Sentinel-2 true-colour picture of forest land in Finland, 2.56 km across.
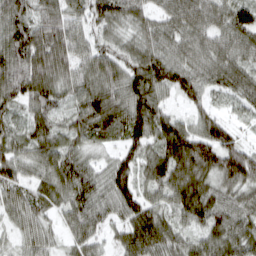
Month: March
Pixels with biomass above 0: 96%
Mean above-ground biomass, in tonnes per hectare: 82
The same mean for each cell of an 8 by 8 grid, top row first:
90 79 66 88 59 72 79 101
121 133 74 67 77 72 74 81
111 108 88 93 109 91 71 80
54 76 87 108 105 41 62 35
76 85 63 41 85 123 119 63
82 81 103 92 53 98 88 107
69 61 93 78 100 77 109 84
35 53 65 40 115 78 80 92
